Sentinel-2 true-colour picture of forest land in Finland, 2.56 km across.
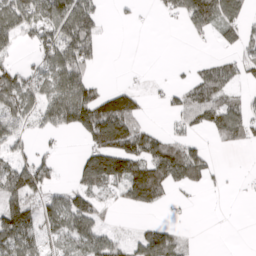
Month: April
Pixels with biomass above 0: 54%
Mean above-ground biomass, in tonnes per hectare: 63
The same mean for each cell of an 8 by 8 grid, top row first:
109 112 137 7 5 42 118 68
29 88 121 0 0 0 7 46
83 87 105 6 8 11 88 46
79 78 147 186 43 42 82 76
45 14 28 161 121 65 27 30
97 62 66 126 155 105 49 5
115 74 101 22 47 14 0 1
109 57 81 52 79 53 0 0
